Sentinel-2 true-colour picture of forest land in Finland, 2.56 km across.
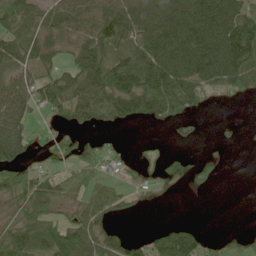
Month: May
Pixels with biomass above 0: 63%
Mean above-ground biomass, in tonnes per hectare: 53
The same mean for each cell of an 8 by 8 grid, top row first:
77 44 58 70 75 109 113 92
59 59 56 86 76 112 117 149
9 29 71 103 97 108 67 76
55 26 59 65 74 57 13 0
87 30 49 8 10 19 5 9
75 49 51 14 25 27 33 0
47 58 40 45 9 0 0 0
76 85 79 42 33 100 26 21
